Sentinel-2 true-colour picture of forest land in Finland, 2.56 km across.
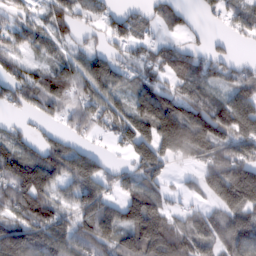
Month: February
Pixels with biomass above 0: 76%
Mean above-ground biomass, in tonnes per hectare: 83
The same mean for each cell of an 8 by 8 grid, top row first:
41 46 38 45 46 53 19 58
56 53 37 40 47 51 33 8
68 83 92 93 59 63 69 62
22 45 72 79 61 157 136 165
52 59 33 28 118 174 136 97
130 110 135 52 91 15 105 219
87 88 86 75 159 31 48 162
127 109 107 117 182 141 86 135
